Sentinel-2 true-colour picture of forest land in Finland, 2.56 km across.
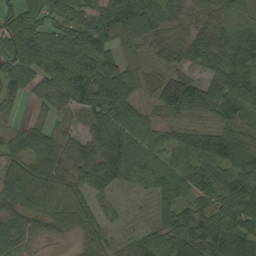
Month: September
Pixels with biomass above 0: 91%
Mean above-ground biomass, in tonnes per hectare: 82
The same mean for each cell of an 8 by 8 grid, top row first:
83 72 87 127 139 67 61 62
115 107 81 59 61 77 127 137
87 91 141 157 66 89 94 121
25 45 70 109 47 82 82 93
79 104 63 95 73 67 123 110
102 111 71 78 63 81 79 103
61 71 79 31 26 90 66 105
80 27 36 44 55 85 85 78
